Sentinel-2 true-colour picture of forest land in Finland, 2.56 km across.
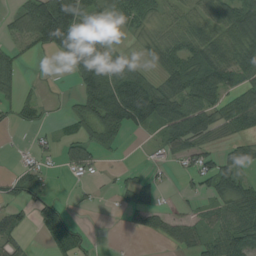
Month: August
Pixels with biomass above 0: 59%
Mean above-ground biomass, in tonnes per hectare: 48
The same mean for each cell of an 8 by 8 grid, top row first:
45 178 97 35 58 31 54 99
33 62 77 19 17 63 90 78
36 3 51 94 53 71 94 53
38 11 46 111 98 76 63 81
2 18 60 27 6 62 37 33
39 25 20 8 15 12 60 51
35 56 8 4 44 12 31 74
37 56 58 1 8 36 47 85
